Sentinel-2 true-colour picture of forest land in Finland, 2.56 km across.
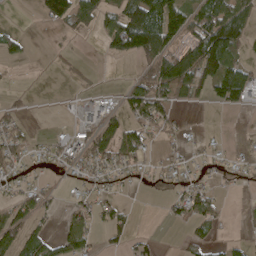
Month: April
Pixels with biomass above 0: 46%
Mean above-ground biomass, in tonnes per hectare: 43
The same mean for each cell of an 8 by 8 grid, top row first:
0 72 76 52 145 108 102 90
35 2 1 54 142 74 153 56
1 0 0 1 62 131 97 115
20 0 26 34 76 19 5 15
44 22 40 72 49 16 11 10
25 17 22 31 26 45 18 30
55 25 29 34 0 36 38 2
70 56 63 22 17 3 34 13
